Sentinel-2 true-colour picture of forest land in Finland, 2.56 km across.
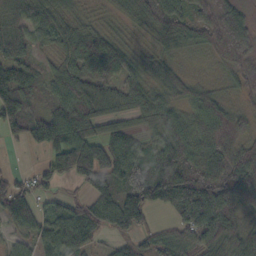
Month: October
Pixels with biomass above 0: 88%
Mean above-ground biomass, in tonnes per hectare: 75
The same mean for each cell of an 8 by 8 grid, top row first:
63 72 36 28 63 55 76 84
79 36 82 93 27 32 55 118
111 50 88 75 78 66 25 74
109 60 98 75 87 67 90 51
19 80 108 89 42 103 89 80
31 58 87 92 85 145 116 131
94 35 53 106 95 100 160 100
33 64 57 36 44 62 83 97
